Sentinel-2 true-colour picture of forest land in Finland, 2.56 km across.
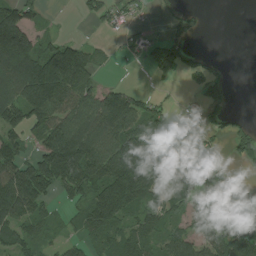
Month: July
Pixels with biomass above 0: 65%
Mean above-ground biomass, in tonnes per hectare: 86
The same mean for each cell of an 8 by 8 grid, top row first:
130 17 20 46 13 21 4 0
229 72 75 11 55 75 2 0
150 217 130 10 2 31 59 0
117 129 125 165 95 18 54 7
100 119 196 141 140 121 40 65
138 143 140 151 183 129 117 38
154 51 69 181 94 49 122 130
92 39 45 87 92 70 87 113
